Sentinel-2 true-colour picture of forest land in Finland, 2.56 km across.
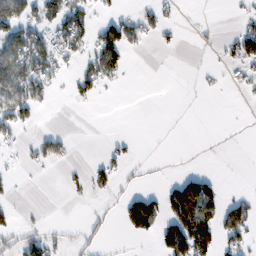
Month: February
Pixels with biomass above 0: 29%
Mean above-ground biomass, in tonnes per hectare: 34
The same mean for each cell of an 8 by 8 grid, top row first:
116 85 76 33 34 12 2 13
90 69 52 101 15 8 8 59
125 64 48 32 0 0 7 28
100 7 2 0 0 0 0 1
23 59 1 15 1 0 1 2
10 2 10 41 14 18 25 0
15 2 1 12 120 108 89 54
35 54 24 8 17 122 80 46
